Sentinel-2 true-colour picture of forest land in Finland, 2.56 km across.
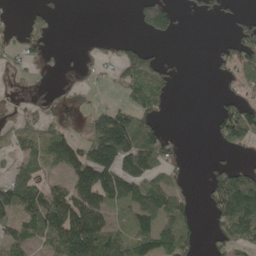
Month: May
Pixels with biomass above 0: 48%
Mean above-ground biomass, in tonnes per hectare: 56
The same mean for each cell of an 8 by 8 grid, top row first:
6 36 0 0 78 40 25 25
30 26 8 22 42 0 4 75
12 5 12 23 76 16 4 40
22 32 16 85 63 0 10 98
39 74 67 188 117 23 6 57
67 32 119 124 120 18 30 77
74 133 145 59 92 82 35 155
68 76 179 89 84 97 22 71
